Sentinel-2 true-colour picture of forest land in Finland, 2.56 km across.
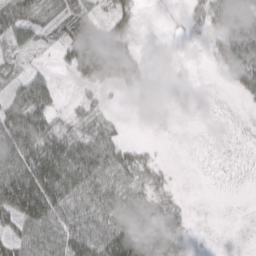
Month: March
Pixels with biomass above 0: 63%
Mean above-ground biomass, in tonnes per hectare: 27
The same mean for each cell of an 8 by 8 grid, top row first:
55 19 41 31 3 2 26 27
39 7 66 75 4 0 9 47
20 28 15 42 13 0 0 30
48 33 12 3 1 0 0 2
65 51 33 31 9 0 1 1
65 65 49 38 20 4 0 1
65 66 42 44 38 14 0 0
44 51 57 59 55 29 1 0
